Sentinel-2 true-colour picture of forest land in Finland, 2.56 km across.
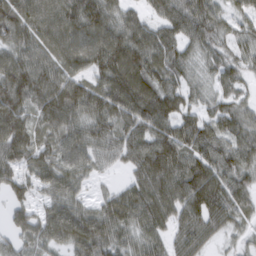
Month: March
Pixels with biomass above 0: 92%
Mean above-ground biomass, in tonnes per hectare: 84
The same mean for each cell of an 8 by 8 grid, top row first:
97 107 116 81 48 92 94 49
86 84 104 130 111 73 58 51
124 100 73 120 120 67 45 52
114 101 87 100 115 85 61 65
123 62 83 72 106 104 97 73
76 80 55 18 96 114 120 83
54 61 65 74 110 100 123 68
49 74 109 82 69 69 55 25
